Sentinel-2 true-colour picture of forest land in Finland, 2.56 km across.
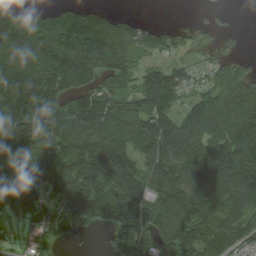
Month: August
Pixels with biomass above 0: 79%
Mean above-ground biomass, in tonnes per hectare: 128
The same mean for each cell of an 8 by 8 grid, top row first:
113 83 106 57 13 1 15 3
181 173 176 128 86 51 43 22
212 217 127 125 116 122 56 134
246 211 179 169 146 110 149 156
248 161 158 154 129 155 177 172
180 171 163 156 150 175 153 192
133 79 151 147 157 164 142 121
28 58 12 30 99 159 165 117
